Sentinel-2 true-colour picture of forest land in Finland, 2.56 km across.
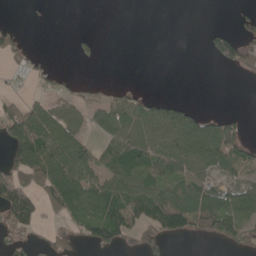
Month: May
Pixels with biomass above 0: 47%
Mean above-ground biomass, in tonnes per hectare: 44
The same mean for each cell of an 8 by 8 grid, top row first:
0 1 0 0 0 0 0 10
28 0 7 0 0 0 17 62
8 22 16 4 0 0 0 3
61 65 37 61 62 51 19 12
88 116 60 58 80 77 92 71
56 99 101 70 85 77 52 56
99 31 68 94 92 134 103 71
37 25 31 69 49 23 25 59
